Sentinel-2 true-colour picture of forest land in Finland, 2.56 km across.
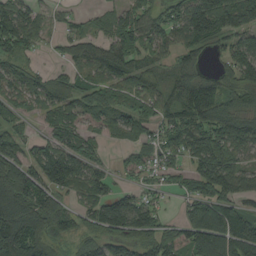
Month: August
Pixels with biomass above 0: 79%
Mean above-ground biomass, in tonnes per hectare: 104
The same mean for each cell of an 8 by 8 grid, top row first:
141 28 22 67 89 93 178 162
105 17 94 135 85 102 64 103
81 95 79 95 76 68 74 108
69 101 119 111 69 109 157 113
96 91 103 38 66 84 159 146
198 135 110 52 72 44 149 110
219 189 58 130 94 23 142 70
246 123 70 85 109 87 188 170
